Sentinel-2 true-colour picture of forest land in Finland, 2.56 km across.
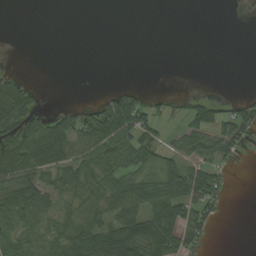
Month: August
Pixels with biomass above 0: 45%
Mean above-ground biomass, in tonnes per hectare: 29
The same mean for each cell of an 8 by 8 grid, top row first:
0 0 0 0 0 0 0 0
0 0 0 0 0 0 0 0
27 0 0 0 0 0 0 0
71 20 33 79 58 15 50 50
59 95 54 59 52 26 51 39
67 40 36 36 37 61 55 0
65 30 25 43 46 62 45 0
39 25 56 76 74 56 18 0
